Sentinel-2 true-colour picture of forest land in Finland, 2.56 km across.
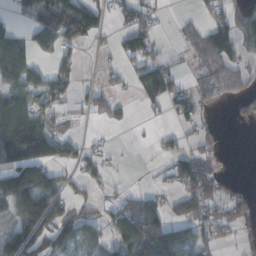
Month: October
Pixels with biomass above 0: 51%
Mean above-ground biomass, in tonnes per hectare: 61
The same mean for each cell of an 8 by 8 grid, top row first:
24 125 143 36 52 12 36 52
57 49 40 17 82 10 109 63
71 64 21 19 83 47 54 45
119 58 22 42 13 41 11 16
202 137 36 9 3 25 36 0
126 98 46 16 2 73 100 1
125 155 39 42 82 56 78 49
134 114 89 57 148 108 51 18
